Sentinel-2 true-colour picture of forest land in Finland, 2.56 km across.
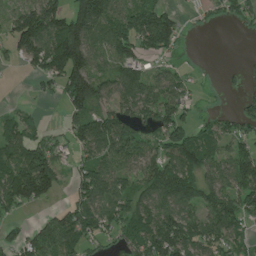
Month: June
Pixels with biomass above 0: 70%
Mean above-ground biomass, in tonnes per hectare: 86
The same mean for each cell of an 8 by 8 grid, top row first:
87 158 146 113 131 46 56 62
75 157 177 103 83 43 0 0
1 73 174 87 98 63 4 30
30 5 86 77 98 82 19 54
106 81 73 135 87 115 70 66
155 162 65 109 88 130 85 136
75 31 94 88 95 112 93 99
61 123 94 52 124 143 95 58
